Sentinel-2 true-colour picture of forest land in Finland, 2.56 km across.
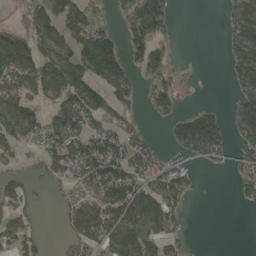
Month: May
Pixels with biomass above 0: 56%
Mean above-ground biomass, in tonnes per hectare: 75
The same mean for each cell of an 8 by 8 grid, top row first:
26 111 117 33 166 25 0 92
124 105 114 145 115 17 0 105
111 107 122 126 52 41 1 82
112 64 134 69 25 63 58 83
59 90 109 102 63 54 138 64
45 66 99 144 106 87 2 48
69 9 96 120 128 70 0 12
76 13 96 107 112 51 0 0
